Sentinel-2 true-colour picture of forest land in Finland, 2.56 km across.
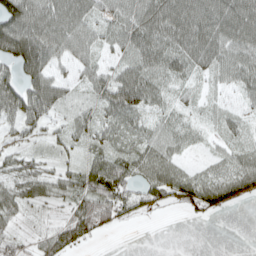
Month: April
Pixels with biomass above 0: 79%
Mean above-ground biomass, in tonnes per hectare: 46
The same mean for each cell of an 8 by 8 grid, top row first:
109 74 59 41 77 89 87 86
93 73 51 32 63 62 76 69
58 70 27 56 66 37 22 51
66 51 27 57 40 24 15 20
19 23 26 34 42 37 11 28
41 41 48 84 43 51 37 72
48 22 54 73 37 35 65 18
30 49 53 2 0 0 0 0
